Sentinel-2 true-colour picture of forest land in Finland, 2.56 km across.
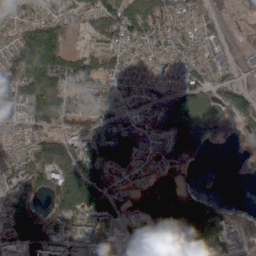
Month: April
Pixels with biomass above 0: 85%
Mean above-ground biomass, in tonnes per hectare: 104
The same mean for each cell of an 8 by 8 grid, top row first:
79 93 74 134 145 94 65 26
113 183 42 96 84 85 60 16
144 152 122 86 70 86 93 47
39 143 83 79 85 134 107 128
49 131 115 177 91 126 85 42
133 140 177 126 61 109 21 18
168 93 155 126 134 212 150 36
151 153 126 74 94 124 171 76
